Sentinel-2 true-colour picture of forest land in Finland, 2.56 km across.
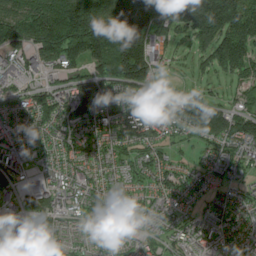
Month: July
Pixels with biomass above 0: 87%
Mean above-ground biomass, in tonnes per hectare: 99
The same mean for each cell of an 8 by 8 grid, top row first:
149 221 254 176 167 159 226 197
108 178 183 211 138 38 116 171
65 50 108 153 130 22 37 65
87 113 141 122 121 150 138 90
70 67 70 91 92 37 68 122
55 46 76 61 66 93 71 57
33 93 71 73 56 67 38 65
23 49 45 49 40 60 76 61
